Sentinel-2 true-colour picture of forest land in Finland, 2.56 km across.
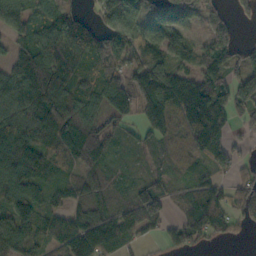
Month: October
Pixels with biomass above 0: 83%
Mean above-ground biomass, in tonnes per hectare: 94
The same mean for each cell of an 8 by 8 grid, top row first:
113 69 41 95 76 129 74 36
67 159 146 117 109 94 88 45
127 213 103 131 142 113 98 103
118 124 95 94 106 122 199 76
153 104 165 72 40 86 121 27
123 96 81 57 43 43 54 47
109 81 90 78 133 26 118 87
125 81 144 105 33 44 44 13
